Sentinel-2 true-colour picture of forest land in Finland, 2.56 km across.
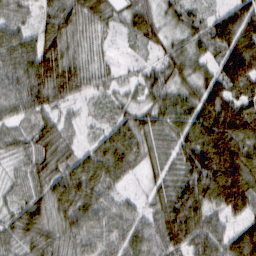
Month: February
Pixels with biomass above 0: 92%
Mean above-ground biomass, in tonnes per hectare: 73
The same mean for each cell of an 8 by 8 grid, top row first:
42 59 76 43 66 44 46 101
90 93 42 14 32 43 58 132
84 116 74 33 44 60 68 138
57 61 17 43 57 82 109 95
52 79 31 91 68 71 150 118
34 78 94 74 28 69 140 137
48 72 95 52 36 114 83 91
59 63 69 65 87 104 88 98
